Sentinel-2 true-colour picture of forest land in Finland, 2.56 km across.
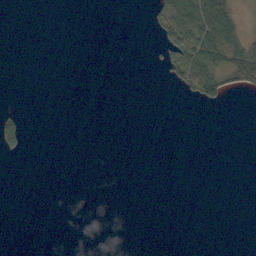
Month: October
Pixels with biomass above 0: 11%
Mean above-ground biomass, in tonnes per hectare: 7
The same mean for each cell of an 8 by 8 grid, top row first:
0 0 0 0 4 54 75 14
0 0 0 0 1 33 47 37
0 0 0 0 0 18 48 39
14 0 0 0 0 0 2 0
33 0 0 0 0 0 0 0
0 0 0 0 0 0 0 0
0 0 0 0 0 0 0 0
0 0 0 0 0 0 0 0
